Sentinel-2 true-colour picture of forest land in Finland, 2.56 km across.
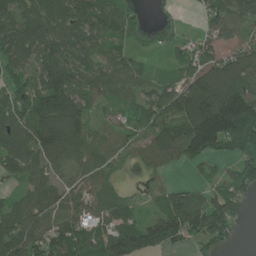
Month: June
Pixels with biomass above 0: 80%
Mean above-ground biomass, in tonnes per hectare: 96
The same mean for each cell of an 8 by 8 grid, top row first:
106 108 104 92 28 12 58 85
127 121 89 71 25 30 69 68
81 163 95 94 63 54 128 106
105 202 114 36 86 116 212 232
120 148 113 71 73 127 197 158
83 85 48 48 42 9 31 102
84 105 93 63 28 123 129 79
134 127 106 146 176 112 104 20
